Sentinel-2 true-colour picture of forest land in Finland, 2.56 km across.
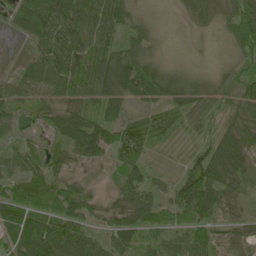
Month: May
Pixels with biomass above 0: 92%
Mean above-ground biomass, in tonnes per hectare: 54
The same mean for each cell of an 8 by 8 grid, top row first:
55 110 87 81 15 10 46 84
7 69 78 58 52 5 2 55
45 62 65 77 84 53 33 55
35 47 61 57 28 41 35 53
34 37 89 80 47 15 39 80
54 69 34 24 42 22 91 55
70 42 75 58 74 55 70 33
76 105 65 52 43 41 57 49
